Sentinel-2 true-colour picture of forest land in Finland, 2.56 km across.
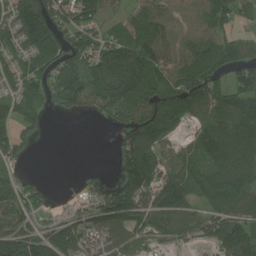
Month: July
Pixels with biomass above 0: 78%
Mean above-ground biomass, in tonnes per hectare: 104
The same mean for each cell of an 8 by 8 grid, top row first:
132 163 117 44 119 88 121 59
78 128 121 126 167 106 121 91
77 104 154 199 175 134 129 101
88 36 51 79 140 131 121 121
80 1 0 27 159 60 153 201
48 6 6 32 164 103 129 172
114 39 68 157 114 132 60 108
164 127 121 127 65 65 79 172
